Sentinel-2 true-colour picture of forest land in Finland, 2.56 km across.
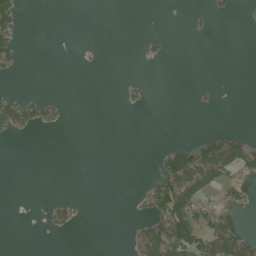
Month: July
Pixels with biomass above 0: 16%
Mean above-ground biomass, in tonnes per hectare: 15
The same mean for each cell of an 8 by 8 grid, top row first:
56 0 0 0 0 0 10 3
36 0 1 0 6 0 0 0
5 0 0 0 5 0 0 0
49 24 0 0 3 0 2 0
1 0 0 0 0 17 47 49
0 0 0 0 3 96 79 32
0 14 9 0 18 98 27 12
0 1 0 0 52 94 62 55
